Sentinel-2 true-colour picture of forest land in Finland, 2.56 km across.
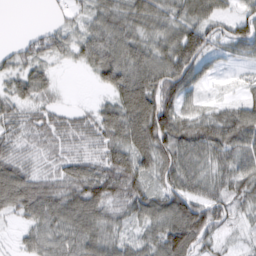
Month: February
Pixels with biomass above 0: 87%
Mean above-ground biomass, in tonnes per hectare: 60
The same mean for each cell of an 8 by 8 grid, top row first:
0 6 26 66 69 57 64 59
22 50 51 81 63 95 76 58
46 35 2 71 94 108 22 13
46 38 21 60 126 90 36 65
42 36 32 63 99 96 91 87
82 37 69 90 64 87 67 70
71 85 91 53 75 99 89 39
15 58 72 56 52 115 54 11
